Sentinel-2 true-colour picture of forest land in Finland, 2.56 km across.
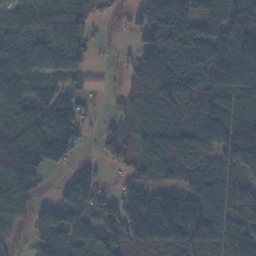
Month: November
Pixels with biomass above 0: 82%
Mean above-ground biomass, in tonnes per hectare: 99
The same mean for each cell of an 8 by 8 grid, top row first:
69 81 63 14 83 144 102 155
78 70 74 5 102 114 90 142
97 59 37 5 126 151 106 93
81 135 68 24 77 84 128 102
103 191 51 62 115 173 148 215
155 40 80 17 59 108 107 80
116 68 120 83 205 197 145 80
36 116 104 120 135 126 118 112
